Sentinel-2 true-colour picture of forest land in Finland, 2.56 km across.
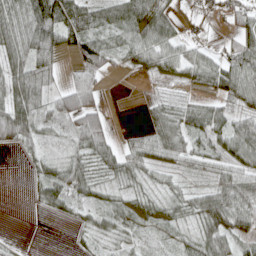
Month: April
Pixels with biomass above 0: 76%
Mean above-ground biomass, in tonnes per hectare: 40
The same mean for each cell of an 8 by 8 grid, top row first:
58 97 73 49 78 23 21 45
60 71 52 35 56 44 18 59
71 31 39 6 14 26 49 73
90 51 75 7 14 38 45 39
39 19 44 29 50 63 40 66
0 38 48 33 31 24 26 48
0 31 36 36 28 27 60 56
4 0 14 28 22 23 60 41
